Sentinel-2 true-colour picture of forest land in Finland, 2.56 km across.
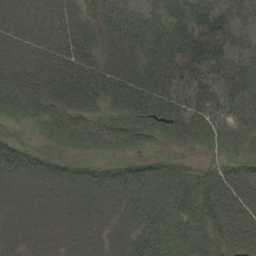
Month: September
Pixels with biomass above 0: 83%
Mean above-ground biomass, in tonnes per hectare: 36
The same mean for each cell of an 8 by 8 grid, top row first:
22 22 17 21 20 37 38 29
18 24 42 29 22 22 47 22
31 36 26 33 22 26 26 39
35 33 39 26 45 31 41 39
30 17 36 35 27 24 31 38
47 39 34 38 64 50 38 44
33 32 39 41 80 59 55 57
31 30 38 34 63 50 44 51
